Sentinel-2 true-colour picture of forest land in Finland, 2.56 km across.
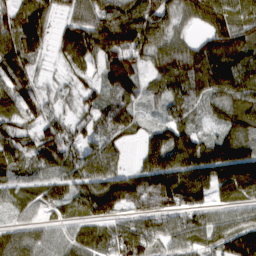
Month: March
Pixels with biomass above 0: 91%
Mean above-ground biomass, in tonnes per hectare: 97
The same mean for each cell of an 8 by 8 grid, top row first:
96 88 93 113 136 80 118 110
132 52 128 121 125 96 124 142
105 31 49 95 57 114 131 150
76 68 53 72 39 63 49 128
92 118 85 76 68 154 110 163
57 71 94 101 117 152 128 164
47 45 59 88 90 108 75 82
83 61 82 98 124 97 100 153
